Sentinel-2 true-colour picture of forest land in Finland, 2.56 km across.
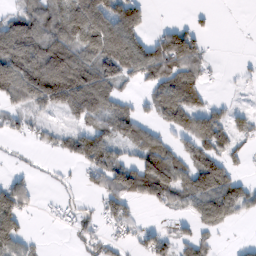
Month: February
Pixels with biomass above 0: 59%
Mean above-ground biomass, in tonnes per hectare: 63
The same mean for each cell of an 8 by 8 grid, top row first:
55 74 132 119 48 1 3 0
155 127 108 161 97 115 26 0
122 153 123 91 61 121 28 8
37 40 77 75 26 117 63 21
13 23 74 76 81 37 72 28
21 8 20 84 120 94 132 29
101 6 25 60 17 39 131 76
87 3 29 31 39 47 26 8
